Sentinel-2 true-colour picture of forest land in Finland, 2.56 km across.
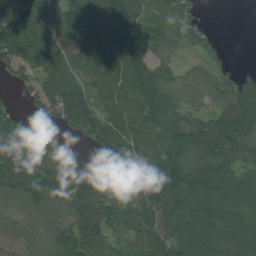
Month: July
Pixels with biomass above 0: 87%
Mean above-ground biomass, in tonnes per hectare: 104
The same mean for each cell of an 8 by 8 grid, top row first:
165 98 131 148 82 81 12 0
137 131 130 132 68 51 39 0
47 115 106 140 112 54 63 74
37 72 147 139 143 95 59 141
107 89 32 134 140 107 139 133
125 125 125 89 101 140 184 106
66 88 125 104 117 128 175 103
50 94 149 82 116 130 164 129
